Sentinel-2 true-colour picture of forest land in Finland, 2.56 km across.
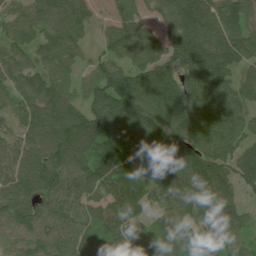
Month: June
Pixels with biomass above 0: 91%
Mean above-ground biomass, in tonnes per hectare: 112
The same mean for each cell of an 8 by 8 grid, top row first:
78 100 105 53 58 134 138 100
96 108 68 82 118 138 177 135
95 133 67 154 148 128 134 96
74 139 104 184 155 155 101 101
74 127 117 176 152 157 119 97
106 143 101 132 105 159 144 112
127 75 87 105 85 104 128 81
68 97 103 99 83 91 64 61
